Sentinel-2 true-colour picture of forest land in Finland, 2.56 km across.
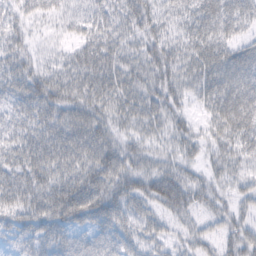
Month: February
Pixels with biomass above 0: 88%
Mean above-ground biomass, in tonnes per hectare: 42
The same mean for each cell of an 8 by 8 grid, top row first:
27 23 29 36 50 31 56 50
35 13 32 45 38 43 50 39
48 47 49 49 40 41 48 51
35 52 52 41 41 30 24 62
43 56 61 49 35 32 27 43
50 51 59 64 50 49 26 32
47 57 79 60 33 47 30 29
31 49 34 42 44 23 28 49
